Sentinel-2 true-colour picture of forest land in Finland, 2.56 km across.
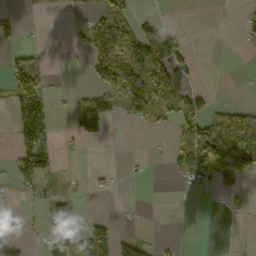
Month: October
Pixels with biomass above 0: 33%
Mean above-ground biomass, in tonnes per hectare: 40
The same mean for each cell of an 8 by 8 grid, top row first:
20 2 12 103 19 1 0 23
26 5 29 148 144 78 0 3
87 23 3 126 116 86 0 0
64 49 60 34 72 85 47 89
38 31 15 2 2 51 114 155
43 36 6 7 2 18 60 43
4 14 3 0 2 0 2 9
24 53 148 108 26 4 0 0
